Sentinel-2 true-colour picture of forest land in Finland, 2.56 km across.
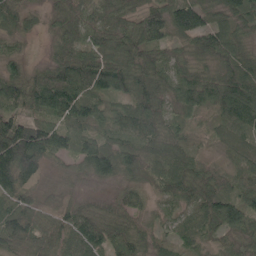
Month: May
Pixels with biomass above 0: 96%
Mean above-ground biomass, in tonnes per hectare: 71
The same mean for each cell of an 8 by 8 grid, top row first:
65 37 63 61 70 111 64 72
25 24 81 70 89 48 93 59
84 86 145 117 76 73 72 113
68 83 81 51 88 50 52 121
180 103 73 68 79 52 20 62
142 31 38 75 61 80 53 69
80 34 51 45 37 56 87 108
66 68 91 74 47 40 40 51
